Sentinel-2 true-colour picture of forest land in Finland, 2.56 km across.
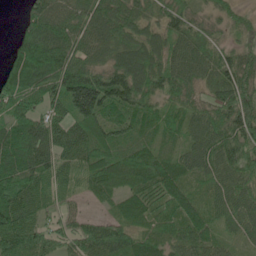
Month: June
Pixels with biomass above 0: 93%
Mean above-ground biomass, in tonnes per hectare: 79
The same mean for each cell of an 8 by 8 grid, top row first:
7 109 64 91 66 75 47 38
64 153 78 73 97 79 66 53
68 96 135 109 105 90 62 88
91 70 98 66 66 51 71 93
134 124 92 80 58 38 91 92
131 81 49 117 111 87 64 80
141 49 15 34 69 87 62 76
120 65 66 104 65 62 72 35
